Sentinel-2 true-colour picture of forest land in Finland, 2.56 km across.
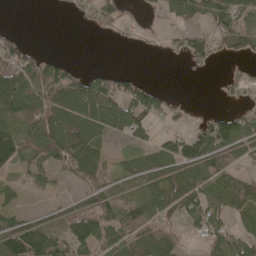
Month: May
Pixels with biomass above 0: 60%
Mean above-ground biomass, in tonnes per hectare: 70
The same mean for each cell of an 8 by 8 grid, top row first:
0 0 24 59 16 62 74 84
55 8 0 4 7 30 61 62
116 117 84 80 28 0 4 40
105 117 132 112 112 34 21 37
132 143 151 27 54 84 144 100
33 36 78 52 111 124 108 58
32 29 68 80 110 90 96 89
152 134 102 93 125 61 61 64
